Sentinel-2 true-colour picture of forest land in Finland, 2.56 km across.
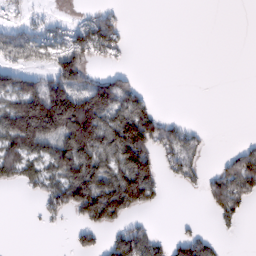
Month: February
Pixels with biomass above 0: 43%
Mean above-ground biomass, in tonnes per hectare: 64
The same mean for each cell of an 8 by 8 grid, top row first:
22 18 14 42 0 0 0 0
91 67 96 59 0 0 0 0
96 106 104 81 5 0 0 0
200 290 214 138 99 1 0 0
152 110 199 130 169 82 16 14
63 72 152 122 169 38 30 107
0 42 115 168 77 0 28 47
0 0 34 42 90 41 44 2
